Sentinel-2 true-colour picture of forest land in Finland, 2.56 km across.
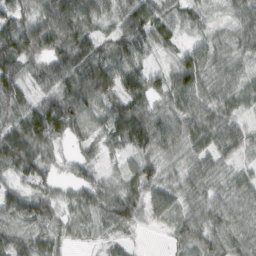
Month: February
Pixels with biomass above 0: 91%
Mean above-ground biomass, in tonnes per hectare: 50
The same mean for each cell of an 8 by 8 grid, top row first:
54 84 87 38 82 53 20 32
81 76 84 52 49 33 46 29
67 53 83 72 63 54 40 43
62 92 51 58 68 53 62 32
93 50 21 33 66 47 53 45
35 37 32 17 53 24 47 33
73 62 41 62 39 39 41 54
62 44 15 19 1 23 53 60
